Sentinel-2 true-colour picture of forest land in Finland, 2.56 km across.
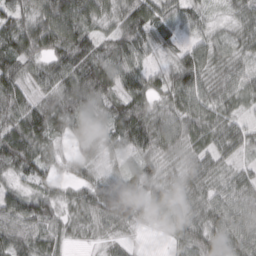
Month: March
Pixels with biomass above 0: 91%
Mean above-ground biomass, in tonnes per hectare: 50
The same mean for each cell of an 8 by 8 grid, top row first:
54 84 87 38 82 53 20 32
81 76 84 52 49 33 46 29
67 53 83 72 63 54 40 43
62 92 51 58 68 53 62 32
93 50 21 33 66 47 53 45
35 37 32 17 53 24 47 33
73 62 41 62 39 39 41 54
62 44 15 19 1 23 53 60
